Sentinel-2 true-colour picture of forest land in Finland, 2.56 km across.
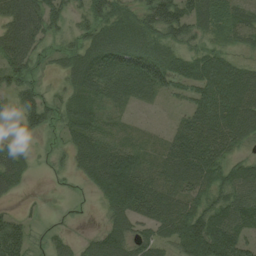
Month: August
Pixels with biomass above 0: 80%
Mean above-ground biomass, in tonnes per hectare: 52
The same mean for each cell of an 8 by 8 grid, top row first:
81 66 27 71 56 87 74 33
80 22 47 74 70 43 38 25
50 9 48 52 57 52 72 66
36 46 41 19 5 16 76 70
27 10 56 45 19 65 80 31
60 6 28 126 66 68 73 69
11 3 2 67 72 65 61 81
77 22 24 79 53 68 131 74
